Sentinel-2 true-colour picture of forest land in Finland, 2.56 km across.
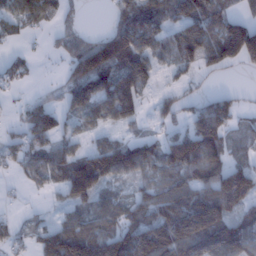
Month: January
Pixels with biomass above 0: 68%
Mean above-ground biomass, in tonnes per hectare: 76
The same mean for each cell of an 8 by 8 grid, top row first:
72 52 10 32 110 68 88 51
12 12 67 144 101 85 103 159
29 3 119 133 97 22 10 1
15 81 81 110 34 42 95 33
47 77 32 72 85 98 147 29
18 60 168 102 59 79 90 122
6 12 53 71 79 103 155 77
22 93 144 126 156 169 150 113
